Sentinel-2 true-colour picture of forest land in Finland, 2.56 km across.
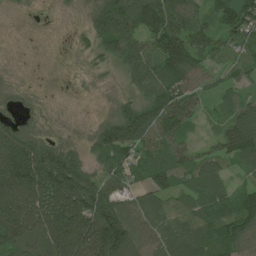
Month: June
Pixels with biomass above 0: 86%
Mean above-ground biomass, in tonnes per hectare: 89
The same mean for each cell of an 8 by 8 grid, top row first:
6 3 13 141 167 135 69 138
0 1 21 93 96 186 79 76
6 2 6 12 100 130 59 55
33 10 1 32 123 137 34 83
164 94 38 164 95 90 31 107
198 197 131 95 66 84 85 37
157 148 166 142 80 78 95 93
131 130 170 210 91 102 88 95
